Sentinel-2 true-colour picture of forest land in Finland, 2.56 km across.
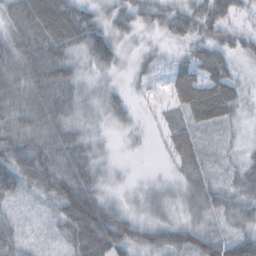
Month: October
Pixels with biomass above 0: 90%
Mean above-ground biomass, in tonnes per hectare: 41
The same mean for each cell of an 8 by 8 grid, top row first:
48 63 51 34 36 43 61 23
56 61 44 48 17 17 42 31
55 74 34 15 18 37 52 25
57 61 33 33 6 25 62 24
66 62 45 12 6 40 19 19
71 67 64 18 7 22 29 37
16 21 106 43 33 31 47 48
33 12 63 78 47 58 64 61
